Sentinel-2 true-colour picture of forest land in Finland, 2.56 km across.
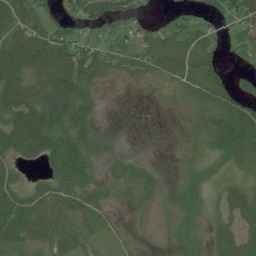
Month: July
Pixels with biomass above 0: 73%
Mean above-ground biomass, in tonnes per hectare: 33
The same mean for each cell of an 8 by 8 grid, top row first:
54 22 37 35 13 16 23 58
68 65 61 36 30 32 33 31
72 62 57 9 12 19 31 8
69 89 52 1 0 4 31 45
65 57 49 9 1 5 23 52
24 27 46 17 23 7 16 14
71 66 43 17 24 17 13 31
55 58 46 9 13 18 15 31
